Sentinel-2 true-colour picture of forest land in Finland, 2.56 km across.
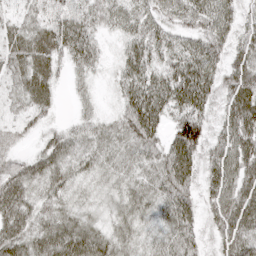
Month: April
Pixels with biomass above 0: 94%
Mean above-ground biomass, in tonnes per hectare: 48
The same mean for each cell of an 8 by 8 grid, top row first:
30 40 44 43 44 47 57 39
47 55 65 14 59 50 58 38
35 43 24 21 61 72 56 63
26 25 20 22 84 61 43 74
21 35 39 40 55 82 55 72
57 53 37 32 35 74 43 63
70 40 32 28 41 66 39 70
68 64 80 49 30 48 24 60
